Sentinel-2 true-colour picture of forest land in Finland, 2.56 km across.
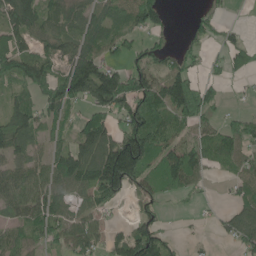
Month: June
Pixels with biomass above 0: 69%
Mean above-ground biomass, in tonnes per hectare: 79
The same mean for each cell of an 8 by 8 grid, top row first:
122 81 85 48 99 4 32 0
130 68 91 59 53 24 27 52
125 140 173 150 108 102 41 11
109 59 45 98 149 106 76 21
95 49 118 165 197 89 81 72
77 71 117 228 119 134 33 62
67 87 43 32 48 5 7 67
60 59 84 52 171 23 6 69
